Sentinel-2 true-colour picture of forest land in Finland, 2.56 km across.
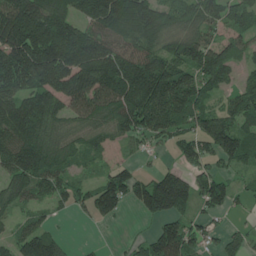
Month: June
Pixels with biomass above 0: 79%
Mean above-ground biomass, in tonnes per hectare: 123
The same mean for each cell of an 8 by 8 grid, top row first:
206 184 131 215 184 99 120 93
198 228 213 145 132 121 146 76
181 182 192 189 205 191 134 64
158 132 109 146 180 193 112 137
166 136 93 51 58 73 108 146
144 166 43 112 68 112 121 51
82 62 62 108 94 148 93 30
81 109 7 4 61 181 65 65
